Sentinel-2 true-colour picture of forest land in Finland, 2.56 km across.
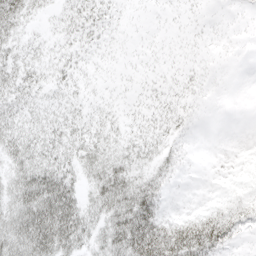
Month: April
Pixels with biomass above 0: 54%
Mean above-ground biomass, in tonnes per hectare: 19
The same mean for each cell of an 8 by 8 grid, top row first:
31 7 19 8 1 2 2 1
19 11 12 4 2 2 2 0
27 16 10 3 4 6 3 0
23 17 13 10 9 11 1 0
34 29 25 18 18 10 0 0
32 48 22 35 21 8 0 0
41 64 37 39 49 2 11 17
50 63 36 38 70 60 54 8
